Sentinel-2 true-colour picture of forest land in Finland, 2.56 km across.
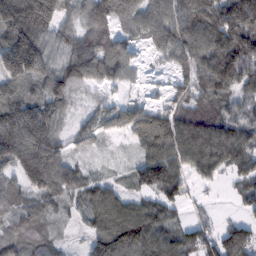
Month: February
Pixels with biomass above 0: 88%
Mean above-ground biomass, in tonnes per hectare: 100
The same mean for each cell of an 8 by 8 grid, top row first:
195 169 73 118 104 133 164 188
200 100 105 103 42 121 146 171
119 110 97 57 17 44 109 140
140 116 26 63 106 102 85 64
156 140 35 9 108 141 144 128
66 139 66 23 119 107 61 77
63 53 59 155 100 62 14 18
72 55 19 175 159 99 84 143
